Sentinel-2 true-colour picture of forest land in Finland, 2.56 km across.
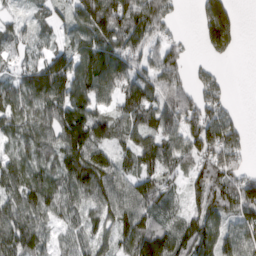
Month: March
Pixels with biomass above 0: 84%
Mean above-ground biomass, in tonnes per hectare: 84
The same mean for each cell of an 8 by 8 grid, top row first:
23 39 112 185 129 33 127 33
37 34 95 123 95 49 74 28
62 96 112 128 100 84 56 0
80 94 103 59 106 104 94 17
62 82 140 79 83 90 111 71
92 75 128 104 88 47 90 71
108 86 67 95 98 41 94 126
116 58 51 62 127 115 93 84
